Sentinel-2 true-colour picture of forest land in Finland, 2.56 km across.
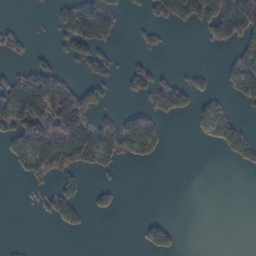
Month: February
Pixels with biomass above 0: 31%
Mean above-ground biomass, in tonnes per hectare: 39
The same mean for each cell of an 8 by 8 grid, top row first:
0 8 110 54 16 84 105 190
36 8 58 22 17 0 11 54
93 101 22 27 51 35 13 74
109 130 142 19 52 59 38 11
51 124 158 77 67 0 9 42
9 49 30 8 0 0 0 0
0 25 31 21 0 0 0 0
2 0 0 0 19 20 0 0
